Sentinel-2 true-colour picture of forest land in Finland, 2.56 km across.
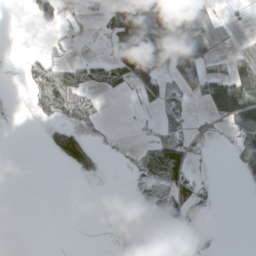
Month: April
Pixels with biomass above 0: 33%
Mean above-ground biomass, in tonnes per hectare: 37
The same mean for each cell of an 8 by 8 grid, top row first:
0 55 9 84 135 104 25 6
0 19 3 64 168 106 60 33
3 64 46 66 80 57 86 119
0 26 25 0 8 40 45 123
0 33 105 4 20 98 21 54
0 0 24 0 51 94 9 22
0 0 0 0 20 75 22 0
0 0 0 0 0 29 3 0
